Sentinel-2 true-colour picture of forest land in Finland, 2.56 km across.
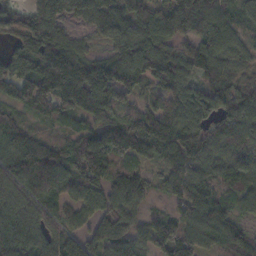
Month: November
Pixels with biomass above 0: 91%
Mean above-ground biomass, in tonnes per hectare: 97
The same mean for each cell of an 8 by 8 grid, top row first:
68 108 64 93 105 109 112 55
74 107 58 69 127 74 111 68
123 142 137 177 116 107 68 46
56 83 117 92 84 112 123 116
100 75 92 159 121 101 93 113
125 171 111 107 57 109 73 93
105 93 71 82 41 54 121 54
115 93 90 103 81 141 82 74
